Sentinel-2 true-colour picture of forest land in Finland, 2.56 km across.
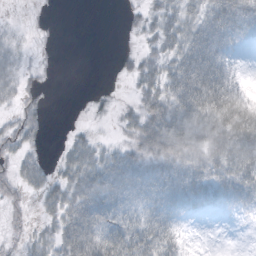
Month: October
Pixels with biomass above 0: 62%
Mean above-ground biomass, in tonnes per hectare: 32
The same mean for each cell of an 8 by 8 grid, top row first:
1 3 0 0 22 41 59 66
14 2 0 2 14 43 75 17
24 3 0 3 33 58 83 12
17 9 2 5 43 55 69 57
29 5 23 12 43 60 55 73
24 23 47 54 56 60 57 63
14 25 65 59 39 36 23 19
9 29 77 60 51 25 0 0
